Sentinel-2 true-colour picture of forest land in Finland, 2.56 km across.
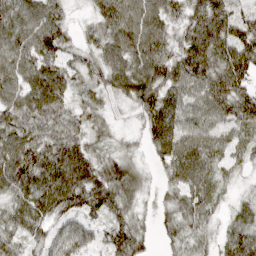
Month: April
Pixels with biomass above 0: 92%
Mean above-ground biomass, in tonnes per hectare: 65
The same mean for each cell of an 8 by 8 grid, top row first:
77 72 10 82 83 43 111 67
70 71 31 62 86 51 95 94
67 95 35 63 93 68 88 80
71 86 39 22 66 72 70 84
92 84 69 28 36 105 70 45
102 97 95 76 25 65 60 22
59 74 70 64 20 61 55 36
51 54 67 63 35 37 26 103
